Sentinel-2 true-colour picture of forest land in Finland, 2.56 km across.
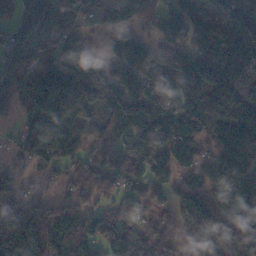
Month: November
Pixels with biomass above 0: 82%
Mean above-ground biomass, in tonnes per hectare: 111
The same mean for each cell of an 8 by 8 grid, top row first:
70 133 98 79 75 137 120 149
112 73 147 48 76 138 143 186
86 198 246 106 138 112 135 198
58 188 188 87 159 141 202 141
48 155 111 68 117 130 69 127
42 32 93 69 67 64 102 145
69 80 97 66 59 78 84 128
173 122 94 91 71 53 65 148
